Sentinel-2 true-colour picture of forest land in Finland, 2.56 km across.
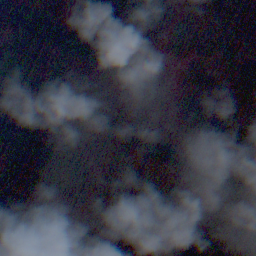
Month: November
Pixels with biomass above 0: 94%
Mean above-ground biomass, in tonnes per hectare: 84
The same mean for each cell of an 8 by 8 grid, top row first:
143 133 125 127 147 37 67 95
124 112 106 97 107 13 23 75
69 92 37 16 8 10 73 78
85 113 98 72 33 21 106 82
115 92 104 104 105 64 82 72
100 83 99 55 13 88 114 97
104 87 72 61 65 115 91 91
116 102 111 100 96 98 87 69
